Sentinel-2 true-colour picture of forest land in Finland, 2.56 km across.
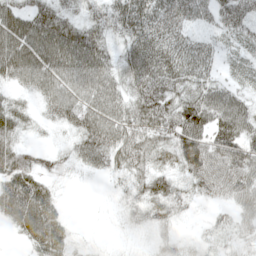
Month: May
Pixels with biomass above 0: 83%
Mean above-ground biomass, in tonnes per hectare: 49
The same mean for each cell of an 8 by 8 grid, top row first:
75 61 38 59 80 60 33 53
43 97 97 38 82 64 33 35
43 75 81 65 76 64 50 30
42 29 70 75 74 69 75 58
40 10 50 63 61 71 69 63
69 28 10 21 46 40 72 66
84 57 0 4 43 34 14 48
11 68 7 2 5 26 21 28
